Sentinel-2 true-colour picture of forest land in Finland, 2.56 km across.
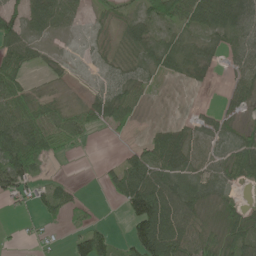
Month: June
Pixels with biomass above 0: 67%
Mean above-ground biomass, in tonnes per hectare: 42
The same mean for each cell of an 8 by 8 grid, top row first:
62 64 23 24 46 74 81 66
69 11 5 23 52 56 35 48
51 10 2 32 33 18 14 33
65 46 29 65 13 1 13 21
104 73 18 3 28 49 34 56
92 13 0 30 93 62 48 49
12 44 17 4 120 73 35 33
6 9 64 35 108 81 43 65
